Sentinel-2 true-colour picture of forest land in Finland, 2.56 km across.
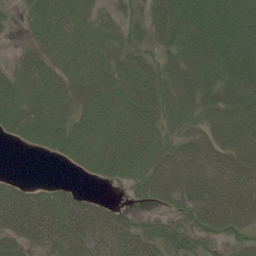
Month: June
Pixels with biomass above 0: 83%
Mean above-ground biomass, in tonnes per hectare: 56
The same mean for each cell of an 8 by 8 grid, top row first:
12 69 49 18 45 78 92 87
10 55 55 45 48 52 82 103
60 66 55 59 89 69 71 105
67 66 37 64 70 52 56 80
16 41 59 68 61 41 61 74
11 1 10 44 56 83 71 70
95 68 62 32 18 45 91 86
51 41 50 57 66 48 40 34
